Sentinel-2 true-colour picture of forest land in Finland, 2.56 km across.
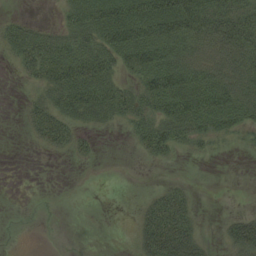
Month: August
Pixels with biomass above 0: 54%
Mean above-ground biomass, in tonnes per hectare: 28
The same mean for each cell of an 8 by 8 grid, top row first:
10 1 40 65 72 65 48 43
35 52 46 53 63 41 35 50
4 40 72 40 46 58 48 39
2 43 47 40 37 57 62 39
0 29 19 0 28 29 16 9
0 0 0 0 0 4 1 0
0 2 0 0 22 50 1 3
0 1 1 0 40 78 13 54
